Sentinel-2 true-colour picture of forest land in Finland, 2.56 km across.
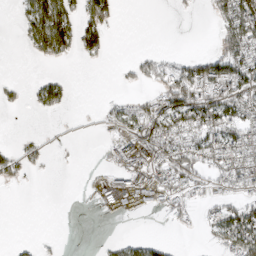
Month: March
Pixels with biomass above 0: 40%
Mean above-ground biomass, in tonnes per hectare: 41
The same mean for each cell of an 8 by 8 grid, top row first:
13 126 71 51 0 3 16 133
3 112 62 17 3 1 4 118
7 27 0 2 33 95 109 95
7 31 1 19 45 97 103 71
13 12 2 32 79 69 81 92
37 4 1 37 73 80 48 88
0 0 0 36 30 50 38 69
4 7 0 9 16 4 18 137
